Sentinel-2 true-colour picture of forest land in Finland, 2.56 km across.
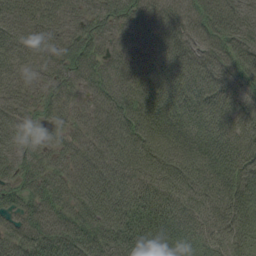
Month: August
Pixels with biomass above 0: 98%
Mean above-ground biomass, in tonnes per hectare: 67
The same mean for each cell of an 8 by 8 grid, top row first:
67 74 53 66 72 73 92 61
68 57 73 43 52 76 66 82
47 44 52 63 59 66 86 77
53 42 35 66 81 58 81 71
47 36 44 71 89 72 67 70
59 64 51 81 79 83 69 69
63 75 68 88 90 78 58 59
74 96 107 91 95 52 46 37
